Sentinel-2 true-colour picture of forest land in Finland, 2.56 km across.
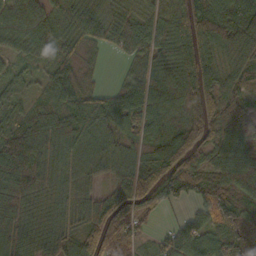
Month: October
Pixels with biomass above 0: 91%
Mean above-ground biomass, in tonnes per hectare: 70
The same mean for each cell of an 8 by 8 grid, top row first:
79 66 72 57 51 75 103 103
49 56 50 40 72 70 75 82
42 47 64 6 68 80 76 66
39 74 90 86 94 83 91 60
70 95 86 69 84 60 45 47
107 64 55 55 96 92 61 75
68 46 67 86 59 31 90 72
99 84 81 69 29 93 90 71
